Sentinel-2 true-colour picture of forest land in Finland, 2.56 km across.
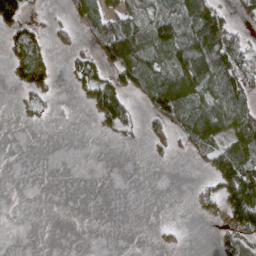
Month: April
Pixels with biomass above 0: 43%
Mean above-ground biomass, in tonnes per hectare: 46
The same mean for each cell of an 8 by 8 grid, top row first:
94 18 62 66 70 82 123 33
68 42 31 125 96 107 129 73
33 56 67 75 73 108 104 86
11 16 3 112 31 77 97 113
0 0 0 7 18 38 81 94
0 0 0 0 0 0 41 144
0 0 0 0 0 0 25 142
0 0 0 0 0 11 1 83
